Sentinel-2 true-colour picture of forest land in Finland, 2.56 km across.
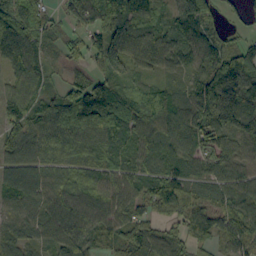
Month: September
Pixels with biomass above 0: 92%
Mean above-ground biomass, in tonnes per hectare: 75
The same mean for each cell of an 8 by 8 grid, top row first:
103 48 78 127 89 74 79 25
94 35 55 124 88 60 69 57
61 36 44 85 42 32 76 128
83 70 130 121 100 90 104 119
80 80 73 65 69 87 80 84
71 66 67 63 66 76 55 62
53 78 99 87 54 78 57 88
61 67 88 55 71 58 43 79
